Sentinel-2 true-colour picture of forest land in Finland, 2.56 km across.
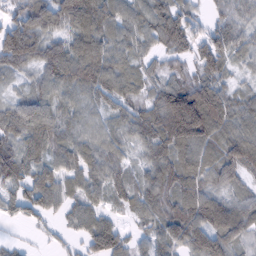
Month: February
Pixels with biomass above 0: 91%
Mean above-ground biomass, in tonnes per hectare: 78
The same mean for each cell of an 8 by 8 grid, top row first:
66 86 138 87 80 94 40 56
129 80 109 88 46 77 96 57
25 77 113 93 56 60 94 24
80 93 63 54 69 192 180 69
68 87 74 67 64 118 86 96
90 80 64 65 55 98 75 59
57 57 61 35 76 97 121 78
17 11 37 99 46 102 125 64
